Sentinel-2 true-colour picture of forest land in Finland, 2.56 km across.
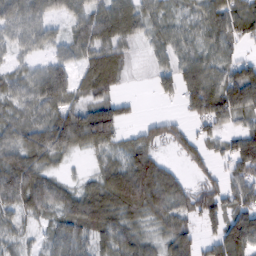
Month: February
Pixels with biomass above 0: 84%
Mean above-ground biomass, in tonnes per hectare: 68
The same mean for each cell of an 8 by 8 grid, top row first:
68 51 60 83 59 39 71 80
40 37 60 75 25 54 57 34
50 109 53 71 6 81 99 97
57 75 87 94 5 15 111 80
83 119 79 73 58 46 48 88
97 63 18 95 117 43 37 80
66 74 110 100 98 83 80 92
35 40 66 71 51 88 42 130
